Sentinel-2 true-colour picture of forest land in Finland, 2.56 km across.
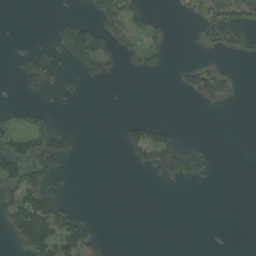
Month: July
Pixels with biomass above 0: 22%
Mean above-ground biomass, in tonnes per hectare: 32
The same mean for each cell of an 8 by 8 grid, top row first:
0 1 25 62 56 5 46 30
9 25 159 86 68 2 27 48
15 61 23 19 5 12 88 11
30 27 2 1 0 0 3 0
75 89 21 1 112 57 9 0
97 62 0 0 6 65 18 0
98 106 13 0 0 0 0 0
45 142 105 5 0 0 4 0
